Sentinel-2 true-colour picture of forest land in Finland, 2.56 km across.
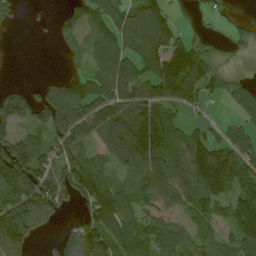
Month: August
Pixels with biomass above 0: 72%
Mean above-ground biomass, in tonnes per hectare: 94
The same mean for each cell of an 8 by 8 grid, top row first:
15 9 82 92 107 46 24 17
0 2 23 98 120 146 47 32
4 21 64 113 107 234 101 42
112 110 94 107 159 52 14 57
118 92 100 98 202 102 132 103
183 125 186 59 111 95 213 156
167 126 49 147 64 59 101 131
157 16 142 105 104 107 65 124
